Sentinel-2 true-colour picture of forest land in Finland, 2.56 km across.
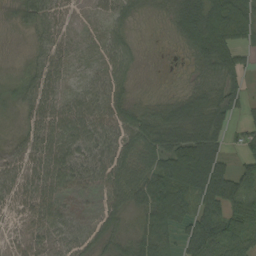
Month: September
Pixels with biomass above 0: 88%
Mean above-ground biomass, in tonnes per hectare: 65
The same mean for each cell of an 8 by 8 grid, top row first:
27 62 9 44 22 76 145 102
4 50 26 55 11 21 134 68
30 62 26 66 8 10 70 48
23 68 74 75 53 85 106 35
24 74 77 70 94 102 103 33
61 86 72 75 79 159 175 81
43 74 45 60 68 127 90 105
25 40 49 47 71 51 117 96
